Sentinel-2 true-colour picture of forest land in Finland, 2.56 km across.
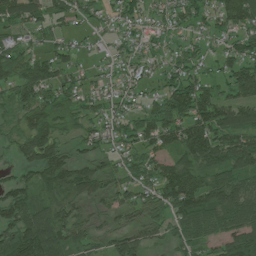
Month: July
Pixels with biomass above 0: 85%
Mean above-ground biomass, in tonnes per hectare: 83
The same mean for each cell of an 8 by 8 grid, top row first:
90 77 49 40 52 61 59 115
77 51 33 34 43 41 34 80
96 101 49 38 44 74 64 116
60 102 65 50 62 115 132 112
49 111 50 51 71 92 149 127
44 108 114 80 71 143 91 98
108 94 88 73 107 112 133 145
126 152 87 79 87 56 56 141
